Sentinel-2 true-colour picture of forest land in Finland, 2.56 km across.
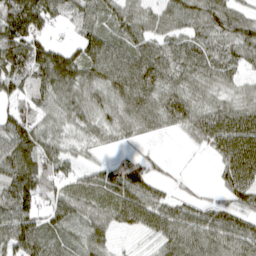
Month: April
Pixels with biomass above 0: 87%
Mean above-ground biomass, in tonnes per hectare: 77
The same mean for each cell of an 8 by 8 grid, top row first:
154 92 72 65 63 71 89 59
149 92 81 83 79 77 87 95
105 110 88 94 103 78 72 48
83 58 73 62 86 93 89 86
116 70 39 31 18 4 64 128
119 103 48 76 74 10 2 106
124 64 71 83 110 73 59 65
115 83 51 36 19 87 84 93
